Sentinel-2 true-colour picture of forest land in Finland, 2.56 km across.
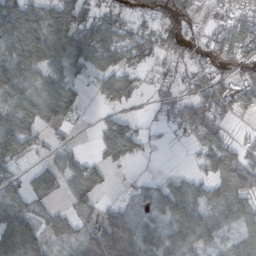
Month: October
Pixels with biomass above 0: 70%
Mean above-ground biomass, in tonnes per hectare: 49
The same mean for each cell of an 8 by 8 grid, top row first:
85 70 70 35 17 31 22 49
52 94 106 84 64 37 44 61
50 43 29 76 19 29 44 44
46 67 26 29 7 41 71 32
73 19 7 60 20 4 71 42
31 10 74 11 6 9 62 107
58 28 30 46 43 34 48 60
162 48 53 127 86 40 37 46
